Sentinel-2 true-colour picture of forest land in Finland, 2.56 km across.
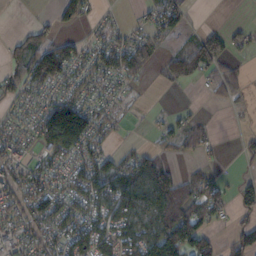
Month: November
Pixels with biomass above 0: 63%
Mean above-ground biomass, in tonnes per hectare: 63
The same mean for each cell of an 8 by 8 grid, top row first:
0 13 55 21 38 88 0 1
41 88 53 96 74 37 130 37
71 108 74 78 24 56 33 43
54 101 137 46 9 19 3 9
75 101 131 31 17 39 37 13
74 93 85 98 98 61 39 19
87 103 84 115 99 113 78 42
66 73 106 94 101 116 61 68
